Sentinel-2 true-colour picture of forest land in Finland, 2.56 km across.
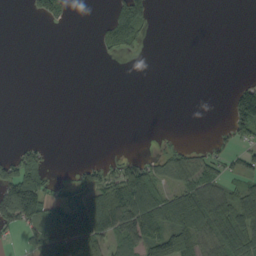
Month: September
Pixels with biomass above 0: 36%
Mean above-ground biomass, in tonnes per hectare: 37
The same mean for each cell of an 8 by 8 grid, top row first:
0 66 0 50 68 0 0 0
0 0 0 50 15 0 0 0
0 0 0 0 0 0 0 11
0 0 0 0 0 0 0 128
14 12 0 1 0 15 13 40
115 35 31 62 103 54 55 47
179 65 72 114 132 104 106 106
11 96 82 55 71 49 56 104
